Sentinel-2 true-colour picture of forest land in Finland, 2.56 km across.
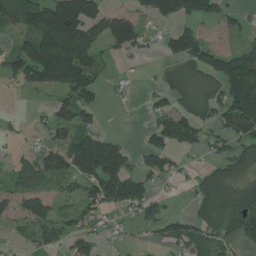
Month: July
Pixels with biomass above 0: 58%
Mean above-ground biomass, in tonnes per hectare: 76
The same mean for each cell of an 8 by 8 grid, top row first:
95 176 198 84 52 112 76 39
58 228 181 70 39 96 74 51
56 156 134 15 5 82 78 154
5 32 105 3 19 86 67 167
13 40 130 103 35 78 46 77
56 72 110 158 75 37 72 61
63 83 58 61 75 4 96 102
13 44 61 16 12 75 68 55
